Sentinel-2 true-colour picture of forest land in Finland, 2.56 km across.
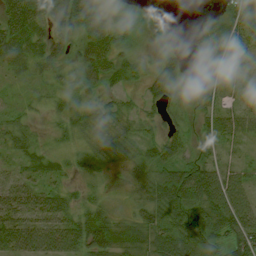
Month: August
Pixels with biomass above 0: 82%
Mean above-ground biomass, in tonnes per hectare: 39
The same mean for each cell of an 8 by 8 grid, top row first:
85 66 74 26 14 1 22 68
40 31 29 53 15 17 32 56
10 22 29 31 28 42 13 10
18 18 28 32 18 19 30 27
36 13 17 37 30 36 28 16
23 28 18 8 32 77 74 44
67 69 34 19 40 73 75 86
75 73 66 60 43 77 63 74
